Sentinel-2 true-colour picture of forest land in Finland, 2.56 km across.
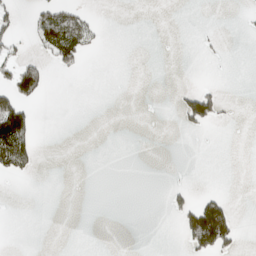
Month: April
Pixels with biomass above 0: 11%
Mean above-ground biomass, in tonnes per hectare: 16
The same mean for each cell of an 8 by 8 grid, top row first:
23 62 43 0 0 0 0 2
28 59 65 0 0 0 5 0
84 22 2 0 0 0 2 0
104 0 0 0 0 17 94 1
120 0 0 0 0 0 0 0
33 0 0 0 0 1 0 0
0 0 0 0 0 33 91 3
0 0 0 0 0 5 127 23
